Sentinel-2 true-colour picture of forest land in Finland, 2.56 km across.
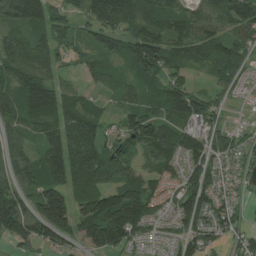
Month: July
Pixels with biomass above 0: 87%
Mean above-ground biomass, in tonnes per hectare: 91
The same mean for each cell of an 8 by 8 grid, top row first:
142 123 63 150 143 114 91 131
94 88 51 93 162 90 92 84
105 87 35 61 86 77 43 50
93 128 109 39 92 128 96 3
68 81 122 60 118 112 106 63
98 106 117 72 75 48 97 38
152 178 100 168 126 67 79 32
80 95 79 148 37 48 70 49
